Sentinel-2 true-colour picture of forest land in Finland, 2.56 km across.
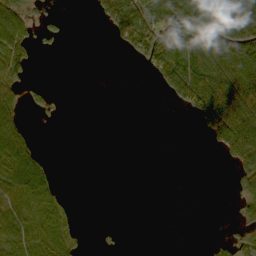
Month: October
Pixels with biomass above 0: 39%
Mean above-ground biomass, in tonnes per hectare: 41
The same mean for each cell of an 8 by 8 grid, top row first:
52 18 0 100 97 105 131 134
52 11 0 6 126 92 103 112
43 5 0 0 4 118 117 137
45 22 0 0 0 13 146 145
83 0 0 0 0 0 22 114
82 52 0 0 0 0 0 43
58 48 2 0 0 0 0 24
58 57 14 4 0 0 4 23
